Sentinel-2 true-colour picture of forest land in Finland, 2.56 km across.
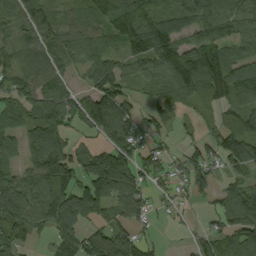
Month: September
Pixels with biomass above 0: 79%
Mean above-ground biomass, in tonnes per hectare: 91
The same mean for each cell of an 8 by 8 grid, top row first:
68 69 64 137 131 97 110 106
87 99 113 72 141 121 118 70
76 105 33 125 72 131 147 131
83 120 102 94 36 51 30 82
65 158 34 97 61 18 52 117
82 172 106 236 80 42 62 61
137 158 156 96 75 24 22 150
66 34 88 134 50 1 63 90
